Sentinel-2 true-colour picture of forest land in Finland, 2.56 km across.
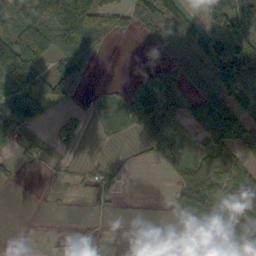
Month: October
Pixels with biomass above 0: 60%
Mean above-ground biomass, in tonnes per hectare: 42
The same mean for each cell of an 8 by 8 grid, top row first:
64 94 129 54 67 55 62 102
76 21 93 8 2 27 74 143
141 97 53 3 35 39 50 93
66 67 12 35 77 36 90 44
19 16 19 8 21 42 43 56
5 2 14 17 0 32 50 43
0 3 1 6 0 26 54 84
1 1 6 1 0 7 53 74
